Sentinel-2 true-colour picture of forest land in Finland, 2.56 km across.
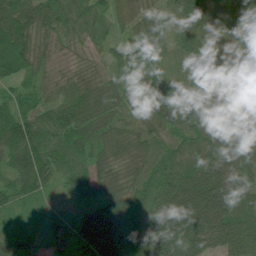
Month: July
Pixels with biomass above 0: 98%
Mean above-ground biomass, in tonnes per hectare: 72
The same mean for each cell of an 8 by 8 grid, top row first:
100 74 65 49 63 63 55 38
114 33 25 31 66 45 54 34
54 32 46 34 71 31 70 78
59 47 76 57 74 102 70 79
97 71 72 74 68 51 60 76
78 74 55 92 70 103 141 82
47 20 30 123 80 163 170 74
44 34 78 144 112 135 102 117
